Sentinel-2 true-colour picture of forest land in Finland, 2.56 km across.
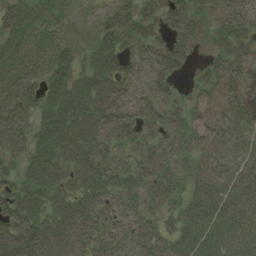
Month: August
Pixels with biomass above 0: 85%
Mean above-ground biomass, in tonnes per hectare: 36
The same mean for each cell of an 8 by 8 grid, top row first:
34 31 8 33 35 29 25 53
34 38 21 47 29 35 20 46
44 36 39 54 25 24 30 46
45 37 48 41 30 18 37 45
32 45 49 21 25 27 45 36
26 49 40 33 28 18 46 46
46 42 49 33 24 24 43 46
54 49 44 35 38 34 36 38
